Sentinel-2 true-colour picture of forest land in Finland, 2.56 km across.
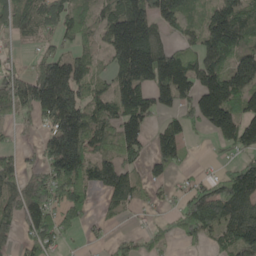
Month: May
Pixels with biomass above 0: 71%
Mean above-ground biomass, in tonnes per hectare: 119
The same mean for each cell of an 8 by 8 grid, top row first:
108 130 81 135 206 119 107 160
18 49 58 139 251 84 149 128
123 253 159 101 186 245 151 184
87 175 193 136 165 91 192 158
37 127 207 98 99 145 10 129
104 149 158 149 67 39 53 166
130 139 95 47 38 49 170 184
58 104 24 36 41 38 61 171
